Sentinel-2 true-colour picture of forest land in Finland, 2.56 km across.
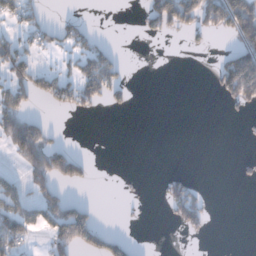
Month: December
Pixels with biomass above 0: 26%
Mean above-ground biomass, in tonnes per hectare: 42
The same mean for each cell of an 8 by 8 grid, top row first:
46 12 13 0 41 141 106 197
57 34 55 23 0 0 14 94
67 63 93 85 0 0 8 250
104 16 35 14 0 0 0 20
114 75 1 0 0 0 0 3
32 106 55 0 4 35 0 13
88 99 56 0 3 82 38 0
78 49 105 55 0 0 9 0
